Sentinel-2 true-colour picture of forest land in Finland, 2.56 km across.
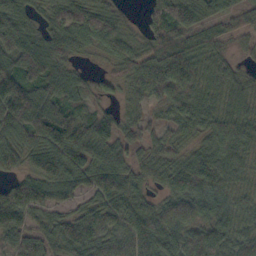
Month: October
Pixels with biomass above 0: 91%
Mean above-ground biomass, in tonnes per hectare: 63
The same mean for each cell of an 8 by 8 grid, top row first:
68 39 82 59 25 95 54 29
88 84 46 56 44 75 47 17
113 98 40 30 75 90 66 41
111 105 49 22 30 40 62 60
58 86 94 60 45 42 42 58
34 76 73 77 41 67 82 42
87 60 43 65 60 80 77 54
59 54 86 61 96 78 87 59
